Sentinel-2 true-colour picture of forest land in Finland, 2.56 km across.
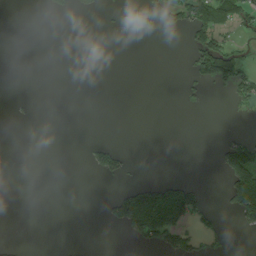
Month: August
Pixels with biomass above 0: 15%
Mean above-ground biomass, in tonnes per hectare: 20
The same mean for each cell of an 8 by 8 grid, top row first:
0 7 8 4 45 59 111 61
0 0 0 0 0 0 99 20
0 0 0 0 0 1 54 71
1 0 0 0 0 1 3 12
0 0 1 15 0 0 0 56
0 0 0 28 1 7 0 105
0 0 0 49 119 124 29 75
4 0 0 0 47 57 14 1
